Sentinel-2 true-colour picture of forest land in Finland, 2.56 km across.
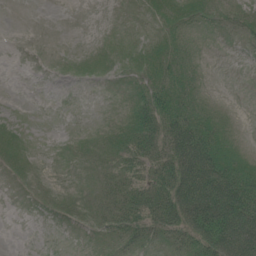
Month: July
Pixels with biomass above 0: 56%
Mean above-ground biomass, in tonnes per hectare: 22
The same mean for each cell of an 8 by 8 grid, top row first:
0 0 0 1 6 20 12 16
0 0 1 8 14 26 3 3
0 1 8 8 22 40 4 0
0 0 0 2 34 57 23 1
10 0 4 17 41 70 61 12
8 2 3 14 25 70 92 62
0 8 13 25 43 72 99 92
0 0 2 11 17 23 71 100
